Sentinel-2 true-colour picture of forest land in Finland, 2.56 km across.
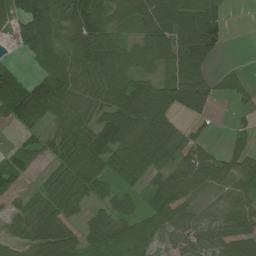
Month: July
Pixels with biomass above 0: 79%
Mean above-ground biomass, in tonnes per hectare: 78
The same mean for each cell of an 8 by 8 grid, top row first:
80 133 133 90 99 118 116 0
24 94 96 90 78 95 108 0
89 92 90 112 68 75 61 33
135 107 80 114 147 78 41 12
20 58 116 122 136 81 26 34
65 50 136 82 78 62 81 59
33 89 52 51 37 89 44 69
43 133 71 78 81 58 78 111
